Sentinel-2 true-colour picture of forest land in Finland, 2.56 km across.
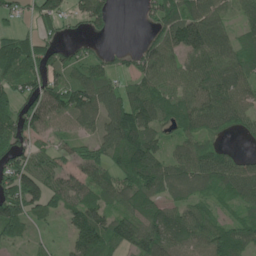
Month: June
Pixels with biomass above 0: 81%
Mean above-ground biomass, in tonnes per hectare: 88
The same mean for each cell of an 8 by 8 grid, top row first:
47 88 72 59 26 111 130 57
99 68 51 25 57 115 135 70
87 75 93 69 86 83 111 105
82 111 131 122 132 104 123 92
89 52 48 108 147 58 75 18
121 95 68 82 150 80 105 106
115 70 105 80 104 67 55 62
52 20 124 110 143 100 110 81
